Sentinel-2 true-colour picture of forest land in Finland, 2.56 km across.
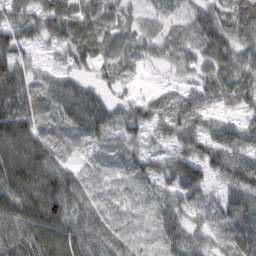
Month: February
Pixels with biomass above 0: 93%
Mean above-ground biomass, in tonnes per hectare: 59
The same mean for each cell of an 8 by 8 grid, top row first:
60 82 67 45 25 24 70 77
90 31 79 72 40 47 79 72
89 39 43 37 5 14 64 71
94 26 102 70 48 41 46 43
124 53 21 43 46 52 66 73
125 113 34 17 50 81 56 73
99 116 52 17 13 53 51 82
89 102 79 48 17 61 39 61
